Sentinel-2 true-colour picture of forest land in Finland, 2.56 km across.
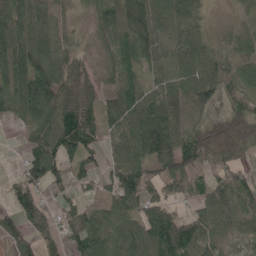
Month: May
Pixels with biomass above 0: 86%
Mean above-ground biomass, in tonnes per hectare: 67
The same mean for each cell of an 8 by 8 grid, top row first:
102 48 15 71 108 70 22 17
113 71 25 43 82 64 55 50
99 100 81 44 42 66 80 61
54 100 115 71 107 110 52 62
4 101 88 43 121 90 105 84
21 88 46 58 86 98 43 44
75 41 45 54 84 42 56 62
46 40 64 63 74 121 63 32
